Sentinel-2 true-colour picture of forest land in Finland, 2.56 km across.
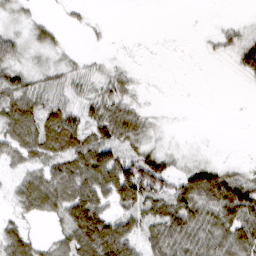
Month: March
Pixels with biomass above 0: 62%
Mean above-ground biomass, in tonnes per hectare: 42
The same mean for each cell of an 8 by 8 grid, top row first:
12 6 9 0 0 0 1 2
34 26 2 3 1 0 9 59
50 28 30 32 3 0 0 11
81 58 48 61 21 0 0 0
66 76 73 76 33 3 1 0
25 67 106 111 121 48 79 38
22 63 127 53 61 86 72 136
63 18 102 138 55 69 63 72
